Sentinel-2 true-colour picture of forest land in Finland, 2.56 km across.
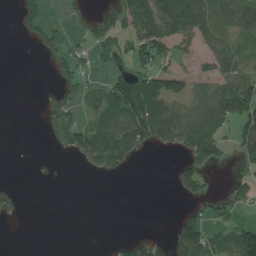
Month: July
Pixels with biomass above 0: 41%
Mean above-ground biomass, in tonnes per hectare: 59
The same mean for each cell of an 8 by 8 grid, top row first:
36 48 21 68 134 151 112 116
0 88 45 62 135 82 70 72
0 9 59 70 114 86 73 106
0 64 60 124 165 100 121 135
0 8 95 143 85 84 123 81
0 2 3 26 0 51 48 32
11 0 0 0 0 5 42 46
0 0 0 10 47 92 103 113
